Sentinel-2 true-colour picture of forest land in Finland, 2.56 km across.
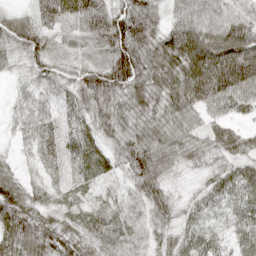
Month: April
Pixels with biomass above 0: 97%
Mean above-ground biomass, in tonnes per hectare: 53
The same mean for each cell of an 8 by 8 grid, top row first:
35 55 58 67 63 45 71 71
55 51 27 65 60 89 131 127
21 56 47 71 62 66 138 117
33 50 51 55 49 53 49 33
17 57 59 35 59 50 41 46
35 29 39 28 63 24 32 45
69 40 29 35 31 34 37 40
76 66 50 55 25 44 43 31
